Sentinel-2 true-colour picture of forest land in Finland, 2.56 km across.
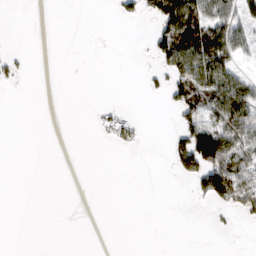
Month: March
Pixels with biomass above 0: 24%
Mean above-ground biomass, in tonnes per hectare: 27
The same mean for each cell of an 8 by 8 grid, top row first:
0 0 0 6 30 135 85 69
3 0 0 0 3 129 140 60
16 0 0 0 8 62 101 59
0 0 0 13 0 38 73 100
0 0 0 15 5 43 155 79
0 0 0 0 0 14 101 102
0 0 0 0 0 0 12 47
0 0 0 0 0 0 0 0
